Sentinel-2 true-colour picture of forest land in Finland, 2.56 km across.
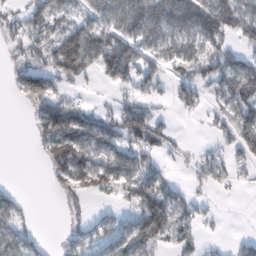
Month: February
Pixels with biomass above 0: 59%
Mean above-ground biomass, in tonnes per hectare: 64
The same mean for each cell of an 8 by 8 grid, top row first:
43 91 46 74 107 112 119 107
31 80 168 133 71 71 61 49
45 110 49 66 56 40 53 98
0 124 102 63 89 28 34 98
0 93 128 87 99 32 11 72
0 27 95 93 98 11 45 21
57 0 20 26 133 82 19 0
69 9 57 75 87 74 14 31
